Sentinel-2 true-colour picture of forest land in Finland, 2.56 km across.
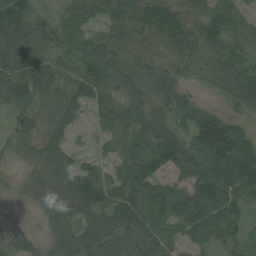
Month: August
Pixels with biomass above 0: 93%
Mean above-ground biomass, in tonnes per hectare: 72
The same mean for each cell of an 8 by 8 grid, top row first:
113 28 66 68 70 65 82 55
91 51 74 67 29 67 68 58
104 79 90 78 69 63 32 105
59 53 43 60 66 64 39 36
43 63 20 42 88 99 149 155
14 59 94 52 102 72 145 129
5 64 80 107 107 110 144 63
49 42 96 77 74 43 64 47
